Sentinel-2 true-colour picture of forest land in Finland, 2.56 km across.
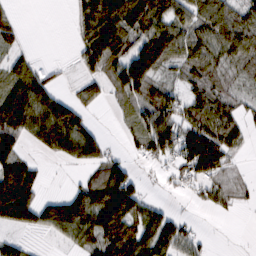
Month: February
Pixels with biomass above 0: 67%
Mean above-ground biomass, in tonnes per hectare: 66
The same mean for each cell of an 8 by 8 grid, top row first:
20 0 59 129 140 89 93 83
33 0 49 127 111 110 95 91
73 39 26 49 96 30 69 31
130 113 52 9 57 71 87 41
76 76 121 14 62 108 140 39
133 8 14 82 14 38 80 11
142 63 123 166 70 9 26 13
26 9 67 126 105 82 10 1
